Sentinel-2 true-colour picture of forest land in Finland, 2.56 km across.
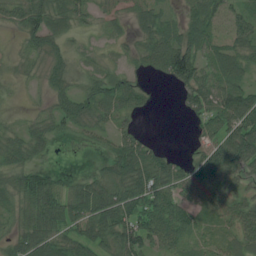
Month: July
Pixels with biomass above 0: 77%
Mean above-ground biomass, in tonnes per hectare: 53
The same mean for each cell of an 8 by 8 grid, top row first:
51 87 41 28 53 27 75 54
11 51 13 17 45 106 55 56
15 38 28 58 20 74 62 59
6 32 64 60 20 8 74 103
55 38 11 40 52 2 59 114
60 55 29 63 100 65 59 59
41 90 80 108 90 69 32 61
50 76 55 71 78 57 19 57
